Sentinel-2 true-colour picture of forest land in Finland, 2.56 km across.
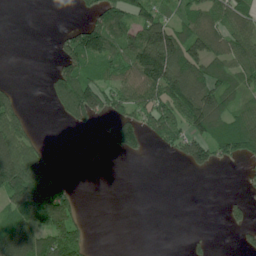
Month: June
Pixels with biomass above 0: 50%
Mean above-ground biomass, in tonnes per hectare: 66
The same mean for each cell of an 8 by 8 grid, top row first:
0 0 16 113 96 67 92 81
0 1 159 104 210 158 109 84
3 24 126 64 140 177 119 74
62 5 106 66 98 132 160 74
119 11 38 47 50 76 112 116
158 146 0 0 0 0 9 7
113 136 27 0 0 0 0 29
129 97 64 0 0 0 14 15
